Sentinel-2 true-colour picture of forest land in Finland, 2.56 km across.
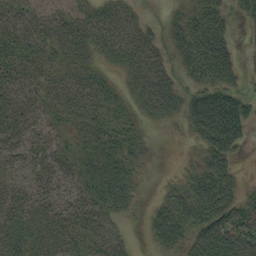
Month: September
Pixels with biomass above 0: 85%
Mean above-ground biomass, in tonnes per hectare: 48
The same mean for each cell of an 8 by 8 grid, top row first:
50 44 45 62 24 29 53 21
54 49 63 59 66 46 74 12
48 44 55 27 67 41 54 28
49 41 62 49 40 34 84 47
46 43 48 66 28 1 54 32
33 54 49 69 16 13 64 17
62 58 54 47 9 58 80 58
73 83 54 47 8 55 72 82
